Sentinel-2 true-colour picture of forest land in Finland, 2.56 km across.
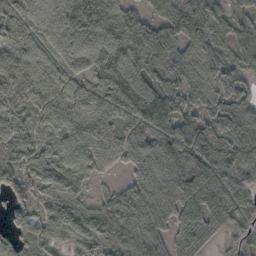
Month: October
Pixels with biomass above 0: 92%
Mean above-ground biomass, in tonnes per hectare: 84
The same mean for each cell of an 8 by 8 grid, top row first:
97 107 116 81 48 92 94 49
86 84 104 130 111 73 58 51
124 100 73 120 120 67 45 52
114 101 87 100 115 85 61 65
123 62 83 72 106 104 97 73
76 80 55 18 96 114 120 83
54 61 65 74 110 100 123 68
49 74 109 82 69 69 55 25
